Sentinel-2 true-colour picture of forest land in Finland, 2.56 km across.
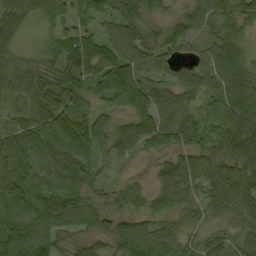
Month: September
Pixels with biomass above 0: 95%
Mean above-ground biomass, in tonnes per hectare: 66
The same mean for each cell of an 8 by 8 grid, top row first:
87 64 44 49 65 31 62 64
51 45 55 61 72 49 58 66
57 61 59 112 78 56 74 102
46 88 78 53 89 75 51 89
74 84 93 73 68 54 52 88
81 60 87 21 12 101 70 90
85 80 73 50 42 58 52 58
94 71 37 55 90 60 52 51
